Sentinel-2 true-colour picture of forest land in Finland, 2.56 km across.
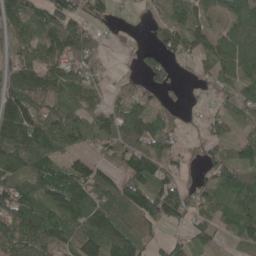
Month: May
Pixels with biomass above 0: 80%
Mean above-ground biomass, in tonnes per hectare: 79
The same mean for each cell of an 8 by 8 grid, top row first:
99 102 76 27 16 76 66 91
62 110 137 20 33 69 108 134
79 92 84 25 50 30 39 89
109 90 73 80 76 31 24 61
121 109 67 78 87 39 39 60
91 105 99 79 105 57 70 73
131 106 114 115 137 113 84 109
106 91 112 130 55 28 45 61
